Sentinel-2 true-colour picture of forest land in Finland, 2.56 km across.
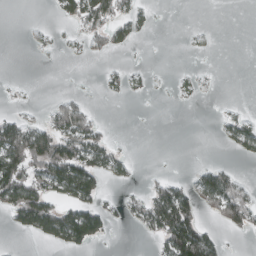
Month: March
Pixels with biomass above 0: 31%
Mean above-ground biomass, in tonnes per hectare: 30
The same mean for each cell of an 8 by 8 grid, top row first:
0 2 58 54 15 0 0 0
0 5 10 24 1 0 3 0
2 0 1 12 6 4 4 0
13 23 67 0 0 0 0 13
117 84 78 24 0 0 0 40
100 87 117 23 5 11 49 23
71 80 80 16 44 136 30 82
2 31 71 5 5 124 71 2
